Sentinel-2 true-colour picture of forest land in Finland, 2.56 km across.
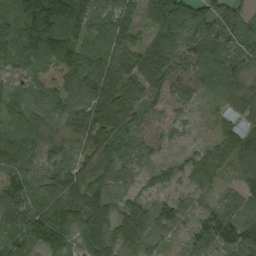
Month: September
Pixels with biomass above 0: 94%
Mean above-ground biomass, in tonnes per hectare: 76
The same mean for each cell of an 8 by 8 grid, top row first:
93 235 154 73 63 149 91 66
94 163 114 87 97 86 81 57
42 34 100 115 107 79 84 66
53 55 73 111 61 47 9 50
83 49 63 110 61 18 33 72
85 53 68 61 25 31 66 51
81 124 91 52 58 73 37 57
92 143 48 69 72 26 54 78
